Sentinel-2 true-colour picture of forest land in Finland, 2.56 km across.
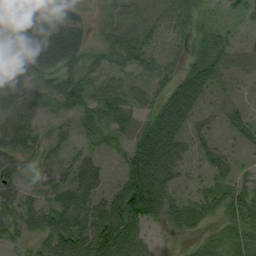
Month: August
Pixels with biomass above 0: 90%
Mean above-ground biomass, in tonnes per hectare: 64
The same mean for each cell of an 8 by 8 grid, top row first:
30 62 29 49 65 63 25 38
59 99 67 94 104 32 54 37
74 41 90 63 59 63 86 44
63 31 79 75 57 118 28 55
59 62 49 51 107 85 40 35
69 62 83 48 138 56 37 46
63 78 93 98 143 66 43 61
50 79 121 156 53 16 19 26
